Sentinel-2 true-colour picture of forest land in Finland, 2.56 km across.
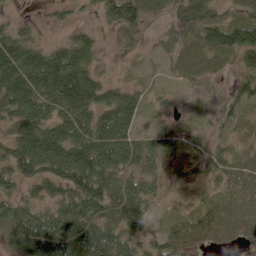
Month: June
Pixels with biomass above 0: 90%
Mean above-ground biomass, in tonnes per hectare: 80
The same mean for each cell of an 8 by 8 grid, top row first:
20 17 25 99 70 68 85 70
134 57 106 10 17 47 95 138
155 163 167 34 21 28 33 49
109 94 147 152 46 25 18 40
91 152 148 158 68 55 36 26
92 89 168 107 94 32 47 59
94 76 119 94 83 17 42 64
105 144 160 119 63 80 53 38
